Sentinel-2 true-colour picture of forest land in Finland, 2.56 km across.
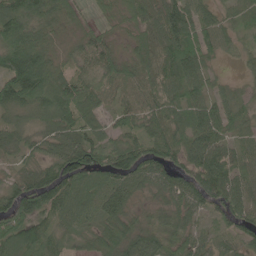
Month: June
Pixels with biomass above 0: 93%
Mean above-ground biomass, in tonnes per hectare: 78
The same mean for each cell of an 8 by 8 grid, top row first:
125 99 39 39 76 108 52 37
165 87 66 62 86 98 66 31
153 141 91 78 77 85 57 21
55 112 101 57 79 69 81 61
49 63 100 76 80 88 91 45
51 80 103 88 71 78 109 72
106 80 80 72 36 80 63 74
89 78 48 98 86 75 47 53
